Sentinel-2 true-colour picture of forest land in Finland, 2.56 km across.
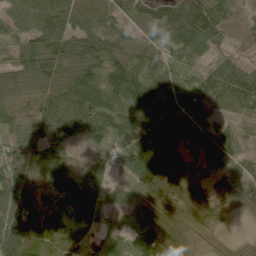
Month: June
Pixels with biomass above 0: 95%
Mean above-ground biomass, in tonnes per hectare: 83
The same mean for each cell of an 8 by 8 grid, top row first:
65 97 88 66 56 129 126 38
67 146 137 102 73 121 77 28
119 158 148 118 116 75 100 114
68 92 114 122 104 87 51 45
76 109 46 71 90 71 60 49
92 96 59 36 96 107 49 75
114 47 73 58 59 73 95 48
100 62 62 59 95 70 33 20
